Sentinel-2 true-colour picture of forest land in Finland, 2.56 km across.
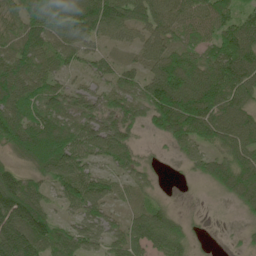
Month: June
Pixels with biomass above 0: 89%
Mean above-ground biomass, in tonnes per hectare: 82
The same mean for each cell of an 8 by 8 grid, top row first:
88 137 149 129 93 92 102 74
87 80 76 35 71 73 70 122
120 75 33 54 72 135 107 113
113 91 69 68 66 168 129 99
103 127 93 108 18 58 70 102
78 75 94 55 39 3 56 109
188 69 73 48 53 21 3 33
159 122 91 60 87 75 5 12
